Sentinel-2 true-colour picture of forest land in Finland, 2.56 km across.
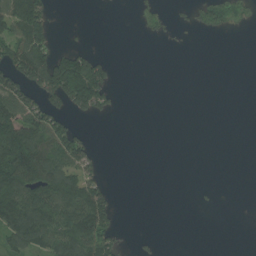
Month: July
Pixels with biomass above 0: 33%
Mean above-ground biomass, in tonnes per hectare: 52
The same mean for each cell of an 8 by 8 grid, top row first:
130 77 0 0 27 17 51 29
102 99 39 0 0 4 0 0
97 151 250 49 0 0 0 0
121 103 65 27 0 0 0 0
187 134 97 0 0 0 0 0
164 144 111 6 0 0 0 0
155 143 174 76 0 0 4 0
96 109 185 69 8 0 0 0
